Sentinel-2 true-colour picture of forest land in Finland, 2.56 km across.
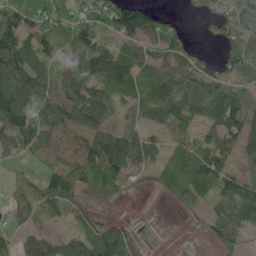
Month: June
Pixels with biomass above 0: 81%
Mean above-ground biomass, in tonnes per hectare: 60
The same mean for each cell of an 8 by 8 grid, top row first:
95 95 73 132 112 14 45 116
96 57 82 48 69 63 10 78
94 79 100 84 57 67 79 50
116 84 90 41 50 61 65 104
50 54 53 99 62 53 44 64
17 47 60 69 29 73 72 41
33 41 34 13 2 17 37 74
33 51 50 97 7 2 28 41
